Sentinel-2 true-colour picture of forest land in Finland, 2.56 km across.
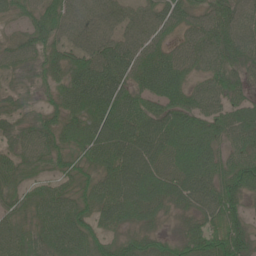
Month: June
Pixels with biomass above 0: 93%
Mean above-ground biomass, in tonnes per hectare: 62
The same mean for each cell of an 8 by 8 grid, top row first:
42 70 71 59 53 55 56 60
51 61 56 69 63 43 64 66
27 39 77 88 64 71 49 40
37 40 68 86 74 70 56 56
44 63 73 100 100 81 71 60
45 38 53 77 94 78 71 86
49 73 59 74 65 36 65 52
62 75 76 45 60 43 79 71
